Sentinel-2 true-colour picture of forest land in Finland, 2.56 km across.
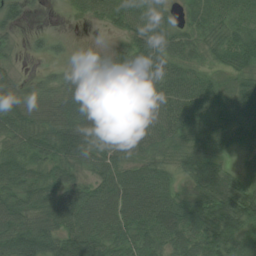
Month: July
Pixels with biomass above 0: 90%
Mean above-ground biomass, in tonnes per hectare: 54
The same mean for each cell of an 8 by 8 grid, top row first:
33 3 20 46 56 18 38 56
14 17 6 18 61 48 33 65
23 21 35 41 76 65 32 42
47 40 82 59 65 73 64 56
52 68 97 66 54 43 74 35
72 57 39 65 54 32 83 42
75 74 76 67 74 72 85 87
88 69 82 58 60 61 67 52
